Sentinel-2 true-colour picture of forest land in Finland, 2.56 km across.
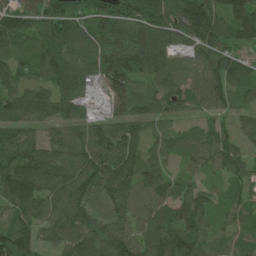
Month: June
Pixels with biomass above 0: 92%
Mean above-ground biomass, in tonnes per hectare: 94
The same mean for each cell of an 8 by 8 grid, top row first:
110 106 94 140 133 118 155 119
74 112 100 104 132 73 113 71
84 92 97 97 68 94 108 82
88 89 57 52 81 53 67 46
97 92 99 103 77 55 87 60
132 134 112 137 99 54 46 72
75 115 123 88 105 90 67 66
115 64 113 123 128 148 72 56
